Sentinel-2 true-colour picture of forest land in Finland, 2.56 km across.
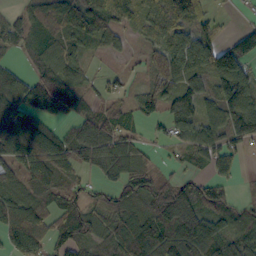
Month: October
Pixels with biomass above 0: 80%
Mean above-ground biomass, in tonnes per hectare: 72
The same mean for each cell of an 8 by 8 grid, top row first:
37 60 104 108 92 143 40 2
33 46 51 32 40 105 104 85
52 103 53 34 32 96 84 114
104 74 63 47 56 100 41 124
98 85 90 91 25 49 73 60
55 73 35 59 51 30 44 17
90 75 63 65 63 150 113 50
87 80 76 74 135 126 108 68
